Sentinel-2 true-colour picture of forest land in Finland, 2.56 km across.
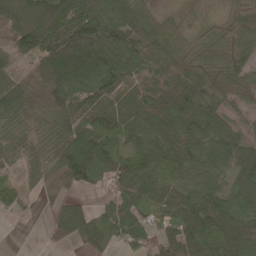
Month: May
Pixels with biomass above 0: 89%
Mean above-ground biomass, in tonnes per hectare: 76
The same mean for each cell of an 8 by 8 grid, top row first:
87 115 113 101 56 16 17 54
72 119 176 132 104 48 45 53
59 120 100 121 87 93 62 59
80 78 88 77 95 109 76 31
67 63 115 78 76 102 89 71
32 54 89 81 91 77 73 84
35 27 58 63 63 78 87 76
0 24 64 43 61 83 110 97
